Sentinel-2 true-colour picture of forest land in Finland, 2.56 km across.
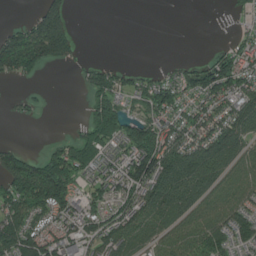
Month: July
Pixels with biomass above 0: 62%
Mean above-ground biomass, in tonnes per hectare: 85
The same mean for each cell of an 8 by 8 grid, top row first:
0 164 0 0 0 0 0 21
214 242 34 0 0 0 5 54
54 3 23 95 57 68 128 117
16 8 8 148 72 87 108 137
19 18 111 77 164 120 161 131
175 187 75 63 155 182 152 86
117 134 73 71 119 145 97 106
152 108 77 115 96 95 123 84
